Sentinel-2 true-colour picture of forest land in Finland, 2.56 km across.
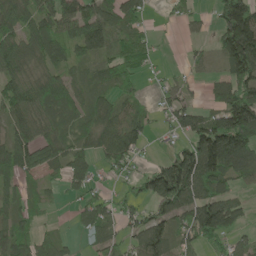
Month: June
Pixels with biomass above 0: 74%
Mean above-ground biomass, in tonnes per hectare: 78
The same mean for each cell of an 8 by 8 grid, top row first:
95 95 119 76 42 18 21 237
84 74 72 56 48 3 23 252
75 74 48 65 24 33 32 136
94 64 53 67 30 81 59 180
95 83 50 115 47 42 204 169
76 37 74 29 69 202 131 77
51 13 50 48 57 129 146 64
70 42 22 52 126 71 86 44
